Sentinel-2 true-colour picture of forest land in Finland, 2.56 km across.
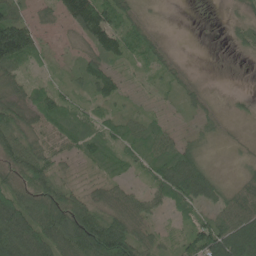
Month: June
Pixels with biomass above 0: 80%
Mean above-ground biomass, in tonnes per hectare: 52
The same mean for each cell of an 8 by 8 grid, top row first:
62 18 115 74 24 0 1 13
175 18 16 70 56 8 0 14
53 23 33 68 15 28 4 0
66 78 39 27 20 8 25 9
53 40 55 43 54 47 18 7
61 71 15 24 27 105 65 16
117 115 75 58 54 35 36 74
132 103 149 169 51 37 126 118
